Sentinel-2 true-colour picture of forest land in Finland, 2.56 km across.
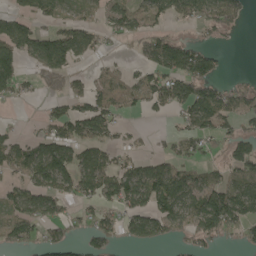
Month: May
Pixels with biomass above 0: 57%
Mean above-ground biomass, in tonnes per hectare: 65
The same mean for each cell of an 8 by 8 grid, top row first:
58 60 40 66 68 64 76 55
92 113 92 13 68 95 38 1
70 58 34 51 54 111 91 20
3 27 69 66 28 45 107 81
62 90 73 41 9 41 41 86
47 116 105 93 102 98 58 79
64 73 35 47 84 104 153 125
68 61 31 47 73 37 56 33
